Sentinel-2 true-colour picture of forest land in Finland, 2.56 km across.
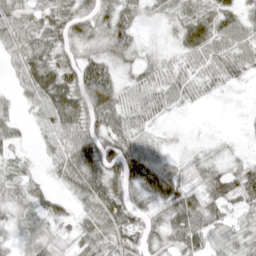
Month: April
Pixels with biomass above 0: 83%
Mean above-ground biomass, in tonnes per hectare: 41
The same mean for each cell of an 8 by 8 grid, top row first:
44 48 59 56 23 30 44 37
39 51 46 54 22 21 52 44
23 65 75 48 39 38 30 21
17 55 65 63 48 19 2 4
25 24 66 72 43 8 13 7
23 15 67 59 81 49 43 54
33 32 26 65 40 65 51 32
25 40 39 45 49 53 39 29
